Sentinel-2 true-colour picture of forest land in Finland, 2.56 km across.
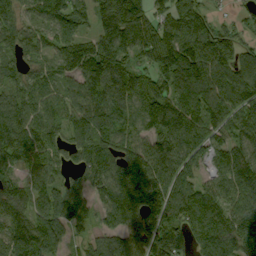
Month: September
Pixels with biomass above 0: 91%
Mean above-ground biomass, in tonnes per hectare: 116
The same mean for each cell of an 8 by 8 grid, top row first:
80 97 96 138 121 119 69 36
85 67 126 158 146 172 162 101
84 91 126 152 99 155 164 130
107 88 127 136 110 141 105 122
117 90 106 118 100 126 93 105
67 73 71 143 143 122 63 147
115 127 90 122 168 127 139 122
178 146 54 87 153 148 138 133
